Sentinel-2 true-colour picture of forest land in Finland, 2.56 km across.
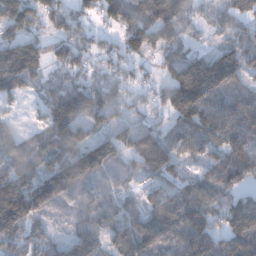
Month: December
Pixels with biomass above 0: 85%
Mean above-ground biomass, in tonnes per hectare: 93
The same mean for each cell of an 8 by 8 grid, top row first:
127 65 52 82 117 97 35 69
131 69 65 46 90 75 25 36
122 52 55 49 30 138 206 68
22 80 121 73 38 141 154 133
86 89 113 118 127 99 98 103
101 113 146 62 73 73 85 119
158 80 56 77 65 134 105 125
116 73 98 98 127 92 149 154
